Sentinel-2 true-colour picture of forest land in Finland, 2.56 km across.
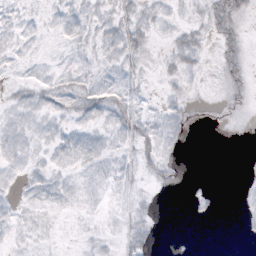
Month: October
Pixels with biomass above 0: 55%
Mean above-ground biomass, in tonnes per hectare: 6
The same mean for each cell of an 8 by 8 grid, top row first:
6 4 8 10 9 5 8 6
7 2 7 10 7 8 4 8
5 8 10 8 4 4 1 6
8 8 11 11 7 7 1 2
9 7 10 8 11 6 0 0
6 8 6 8 4 2 0 1
6 8 6 4 4 0 2 2
5 4 3 3 8 0 0 1
